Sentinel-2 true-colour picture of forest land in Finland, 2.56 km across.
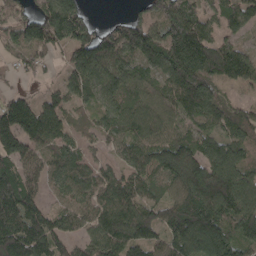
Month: April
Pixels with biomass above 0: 88%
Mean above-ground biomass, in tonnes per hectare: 124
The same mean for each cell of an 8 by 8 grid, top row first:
86 164 99 15 92 181 85 117
87 112 139 139 160 210 163 100
21 40 123 118 94 140 131 104
170 136 46 111 134 99 132 78
142 110 59 61 126 142 101 111
144 93 86 79 109 144 194 142
204 105 105 143 131 142 197 188
191 171 79 146 153 163 217 143
